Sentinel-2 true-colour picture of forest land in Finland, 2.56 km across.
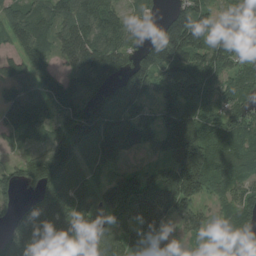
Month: August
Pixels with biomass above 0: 88%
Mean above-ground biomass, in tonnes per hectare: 109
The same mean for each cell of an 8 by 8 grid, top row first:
104 113 138 107 62 97 86 97
86 78 138 114 85 153 117 109
89 98 93 92 155 183 90 79
113 95 131 130 66 144 94 81
52 117 129 144 84 184 176 126
60 179 81 73 76 187 203 119
53 120 117 104 155 141 42 84
114 127 87 92 116 27 64 103
